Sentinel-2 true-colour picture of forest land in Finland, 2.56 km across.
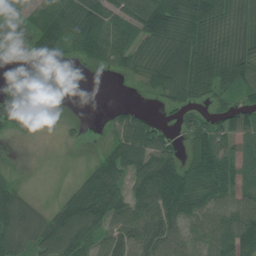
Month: July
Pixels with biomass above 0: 75%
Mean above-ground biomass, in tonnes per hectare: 58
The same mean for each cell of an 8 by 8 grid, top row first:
37 90 105 69 90 91 77 50
17 49 58 85 61 90 60 58
39 0 0 2 27 82 74 86
146 15 0 21 31 33 35 61
5 1 8 44 109 36 87 47
11 2 31 78 82 88 79 60
78 28 134 106 82 76 49 75
67 85 98 68 69 51 47 106
